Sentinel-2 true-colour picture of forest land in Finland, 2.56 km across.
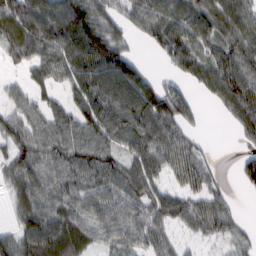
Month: February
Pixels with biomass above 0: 83%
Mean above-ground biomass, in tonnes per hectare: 67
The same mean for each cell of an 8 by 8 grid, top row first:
94 95 100 56 75 68 99 90
67 91 108 95 15 101 69 87
14 57 86 111 67 38 80 111
48 63 79 103 99 93 10 95
69 71 82 67 80 70 11 24
65 50 55 80 81 43 50 41
43 73 47 72 69 67 69 14
66 111 72 45 59 28 30 39
